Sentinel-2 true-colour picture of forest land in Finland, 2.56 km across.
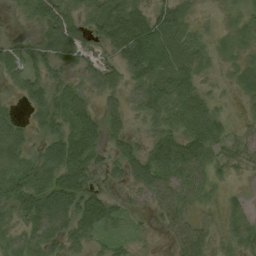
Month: August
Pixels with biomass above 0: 78%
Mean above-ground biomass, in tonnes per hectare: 40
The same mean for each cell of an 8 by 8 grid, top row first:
12 61 43 51 48 46 7 22
37 51 48 41 66 41 26 23
29 45 24 39 43 55 16 24
19 57 49 35 37 51 59 8
50 50 78 32 34 68 65 27
43 58 76 31 59 52 43 10
42 79 78 46 17 58 18 22
18 40 38 24 12 41 36 26
